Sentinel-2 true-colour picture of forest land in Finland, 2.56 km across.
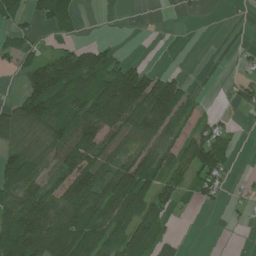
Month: July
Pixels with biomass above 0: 59%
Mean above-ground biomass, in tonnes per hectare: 63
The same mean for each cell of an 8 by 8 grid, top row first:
68 83 29 1 1 3 0 3
43 20 64 34 0 0 0 9
11 140 108 116 119 59 0 19
87 115 86 168 140 105 16 13
67 84 123 75 67 53 101 8
106 71 132 108 116 61 60 6
111 107 113 117 85 29 12 8
169 135 126 75 62 3 0 0
